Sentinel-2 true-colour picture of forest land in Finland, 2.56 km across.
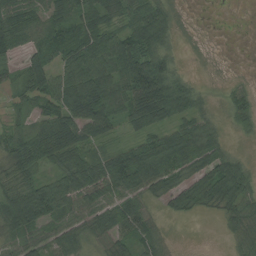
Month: August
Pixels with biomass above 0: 82%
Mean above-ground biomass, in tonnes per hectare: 56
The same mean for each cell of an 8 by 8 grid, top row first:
70 57 59 48 70 29 1 1
46 67 67 75 107 27 3 0
27 74 66 58 156 78 4 11
25 58 93 56 99 83 27 59
54 78 65 25 53 83 70 8
57 33 62 85 110 70 71 65
119 93 60 78 50 45 36 60
57 65 59 58 57 5 0 35
